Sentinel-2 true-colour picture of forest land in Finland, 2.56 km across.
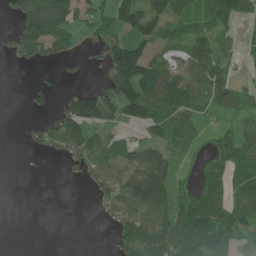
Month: June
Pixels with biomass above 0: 57%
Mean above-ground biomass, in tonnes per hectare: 58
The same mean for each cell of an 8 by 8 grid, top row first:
76 185 69 93 104 61 70 64
53 74 22 95 75 33 73 38
0 3 12 91 130 61 101 33
0 26 116 57 101 76 49 47
0 35 67 39 62 65 29 85
0 0 16 65 107 54 69 93
0 0 0 59 102 72 93 82
0 0 0 29 102 111 131 55
